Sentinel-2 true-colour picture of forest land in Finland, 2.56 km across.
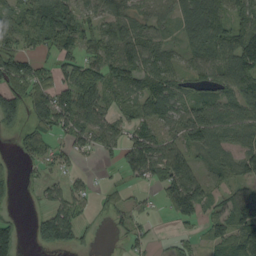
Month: September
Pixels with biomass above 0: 69%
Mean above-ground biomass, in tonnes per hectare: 58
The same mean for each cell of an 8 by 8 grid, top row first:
74 106 87 69 53 62 118 63
57 43 62 68 81 32 92 112
93 40 84 60 74 52 51 106
87 90 106 45 57 70 80 66
20 37 47 51 84 51 67 54
16 22 16 4 61 94 33 44
9 37 29 29 19 61 26 136
59 60 34 6 24 16 35 96
